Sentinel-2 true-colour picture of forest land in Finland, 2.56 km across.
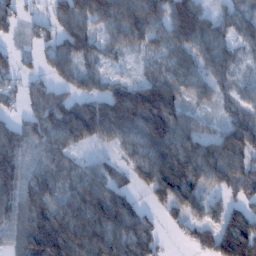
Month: January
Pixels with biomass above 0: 85%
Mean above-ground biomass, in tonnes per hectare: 84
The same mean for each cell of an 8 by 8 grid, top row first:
50 51 108 114 133 157 63 60
28 57 99 51 54 78 83 47
42 53 72 46 58 72 75 37
30 96 118 95 157 57 19 67
99 92 65 55 124 120 76 124
111 82 67 59 73 129 91 94
96 122 115 140 46 77 60 61
70 204 141 113 106 14 63 173
